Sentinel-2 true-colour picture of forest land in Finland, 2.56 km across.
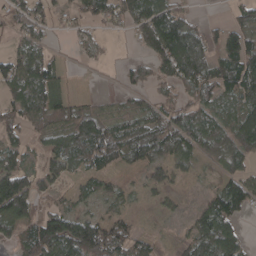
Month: April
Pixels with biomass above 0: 74%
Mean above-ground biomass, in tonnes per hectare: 75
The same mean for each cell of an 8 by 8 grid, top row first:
59 60 55 71 121 99 8 43
49 38 27 7 63 169 91 137
106 110 1 1 49 90 102 137
80 121 70 44 64 85 77 97
60 60 113 123 118 102 80 96
126 47 44 44 38 45 20 76
134 47 43 42 16 24 85 82
59 153 187 120 52 25 123 77
